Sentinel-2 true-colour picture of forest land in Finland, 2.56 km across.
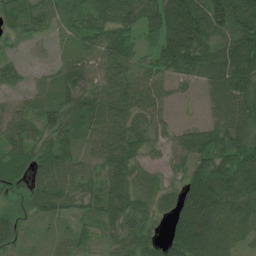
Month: July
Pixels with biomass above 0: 88%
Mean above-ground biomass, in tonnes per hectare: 70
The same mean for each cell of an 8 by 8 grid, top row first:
52 57 56 80 80 137 136 147
14 11 39 82 28 136 101 159
31 17 61 76 58 42 68 118
32 55 82 95 56 12 30 95
51 66 49 93 59 52 78 108
55 67 59 79 33 41 138 124
31 73 49 73 54 85 128 84
44 16 43 57 70 127 117 44
